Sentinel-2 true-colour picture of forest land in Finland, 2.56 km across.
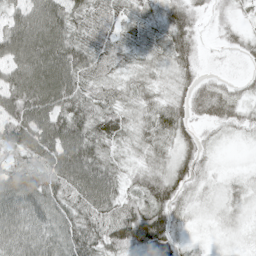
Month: May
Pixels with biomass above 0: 91%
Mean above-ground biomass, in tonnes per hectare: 53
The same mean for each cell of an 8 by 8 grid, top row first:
58 101 52 39 36 53 22 21
99 109 67 46 40 57 7 21
88 114 70 36 29 35 23 16
86 95 57 56 33 49 48 30
69 93 92 42 39 36 20 6
64 72 98 58 47 53 16 11
92 73 61 60 61 54 12 22
75 77 74 71 64 44 7 9
